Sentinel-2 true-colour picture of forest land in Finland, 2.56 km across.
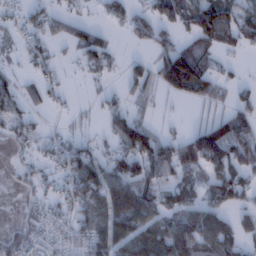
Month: January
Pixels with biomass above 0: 58%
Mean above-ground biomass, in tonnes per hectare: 50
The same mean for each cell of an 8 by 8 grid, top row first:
19 44 23 16 35 77 110 66
19 32 45 23 14 40 50 35
29 30 7 13 54 55 44 14
39 19 8 41 23 4 23 63
24 30 35 37 100 54 129 106
13 25 99 73 78 64 57 58
8 32 66 88 97 67 68 40
61 31 47 105 120 134 95 70
